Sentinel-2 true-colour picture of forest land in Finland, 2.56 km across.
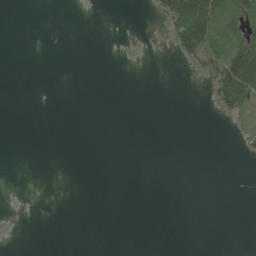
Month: June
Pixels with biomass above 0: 11%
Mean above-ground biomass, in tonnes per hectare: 10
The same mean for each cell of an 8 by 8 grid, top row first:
0 0 0 0 1 97 100 52
0 0 0 0 1 42 70 69
0 0 0 0 0 0 25 155
0 0 0 0 0 0 1 49
0 0 0 0 0 0 0 8
0 0 0 0 0 0 0 0
0 0 0 0 0 0 0 0
0 0 0 0 0 0 0 0
